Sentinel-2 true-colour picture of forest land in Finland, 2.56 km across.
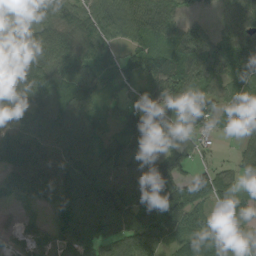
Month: September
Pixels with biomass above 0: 90%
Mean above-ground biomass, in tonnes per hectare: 83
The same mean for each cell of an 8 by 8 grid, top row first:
53 69 93 100 106 62 17 82
116 116 106 66 82 89 97 87
110 108 123 63 84 110 80 57
90 97 106 48 114 75 54 71
121 94 85 72 98 78 18 42
87 118 108 104 122 114 65 40
18 67 127 145 90 86 53 55
32 58 111 73 104 56 81 64
